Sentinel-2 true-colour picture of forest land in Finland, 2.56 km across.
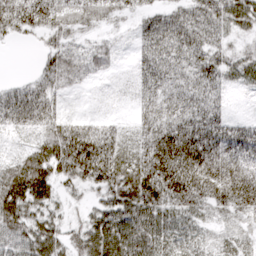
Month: March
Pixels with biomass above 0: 89%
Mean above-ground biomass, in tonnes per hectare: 52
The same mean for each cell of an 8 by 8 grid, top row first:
91 82 60 38 34 55 74 55
6 35 22 18 37 59 60 23
15 48 21 7 31 35 55 31
64 48 8 6 30 42 52 4
12 59 116 69 55 96 72 49
82 69 79 99 109 121 98 61
74 46 18 73 85 64 51 64
59 62 45 88 67 34 15 21
